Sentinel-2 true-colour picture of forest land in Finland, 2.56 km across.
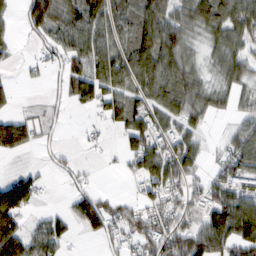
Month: February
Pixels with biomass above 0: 67%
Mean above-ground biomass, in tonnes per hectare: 58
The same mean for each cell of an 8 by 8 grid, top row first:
25 116 93 88 90 73 96 88
17 44 74 73 95 89 36 58
9 17 69 75 76 82 30 51
26 15 10 57 73 67 47 26
86 10 5 5 81 63 14 66
41 12 16 3 63 83 31 85
125 10 68 54 52 59 75 121
112 82 12 40 71 81 113 90
